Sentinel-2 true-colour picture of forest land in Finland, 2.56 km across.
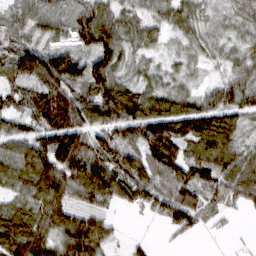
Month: March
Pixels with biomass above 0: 87%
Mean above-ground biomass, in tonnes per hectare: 68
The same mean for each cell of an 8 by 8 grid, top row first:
60 55 75 76 53 60 29 40
76 59 66 90 42 26 40 25
57 110 96 97 30 31 22 59
49 89 96 129 104 91 97 71
70 106 111 77 101 109 93 53
77 120 123 93 82 96 78 74
54 100 62 26 27 99 45 24
96 75 115 39 9 15 4 3
